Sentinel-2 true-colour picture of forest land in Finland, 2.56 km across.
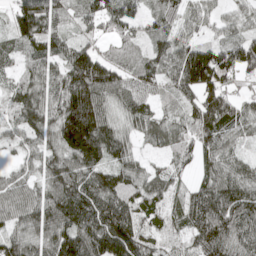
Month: May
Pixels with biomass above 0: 92%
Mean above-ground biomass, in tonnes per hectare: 83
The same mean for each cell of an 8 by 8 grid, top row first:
91 102 47 90 48 56 41 44
45 76 63 45 58 69 70 86
43 69 145 109 97 76 126 41
74 95 179 65 77 45 157 78
37 80 192 125 38 71 80 44
50 92 111 97 70 46 56 75
86 97 128 123 78 50 140 119
54 89 125 154 78 34 122 90
